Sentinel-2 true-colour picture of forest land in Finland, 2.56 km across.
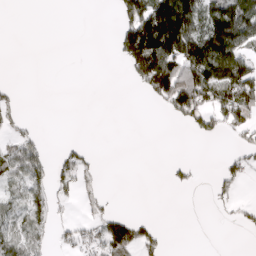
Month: March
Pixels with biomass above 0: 35%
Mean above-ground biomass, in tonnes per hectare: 47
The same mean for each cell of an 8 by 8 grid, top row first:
0 0 0 18 156 211 98 139
0 0 0 19 217 160 137 90
2 0 0 0 86 135 126 140
25 0 0 0 0 72 113 114
59 15 15 0 0 0 5 39
66 64 51 0 0 18 4 44
60 77 14 18 0 0 6 29
91 44 59 124 62 0 0 1
